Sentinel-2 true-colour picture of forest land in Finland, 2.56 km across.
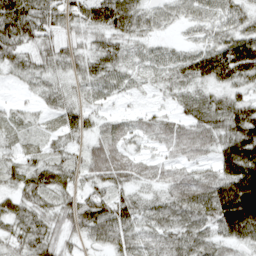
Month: April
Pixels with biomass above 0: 89%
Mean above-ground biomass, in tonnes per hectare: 54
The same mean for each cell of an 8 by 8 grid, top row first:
106 62 56 105 53 32 38 38
71 45 37 52 27 22 51 86
24 44 39 46 22 45 62 63
19 30 47 16 18 29 62 76
24 29 31 65 23 56 52 121
38 58 39 78 36 39 41 130
49 48 75 77 43 64 79 169
48 58 31 68 45 68 54 65
